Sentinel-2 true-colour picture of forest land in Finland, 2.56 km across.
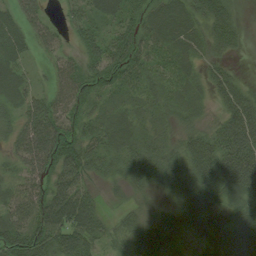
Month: August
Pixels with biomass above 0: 92%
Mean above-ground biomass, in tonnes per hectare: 56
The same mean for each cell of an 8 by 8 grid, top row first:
45 24 44 45 55 62 75 18
55 26 48 86 57 56 39 17
56 24 67 70 48 50 39 24
39 71 58 43 35 36 19 83
47 107 76 55 50 39 70 103
37 72 80 31 46 59 88 117
59 106 114 14 15 39 61 58
93 89 95 32 51 41 51 76
